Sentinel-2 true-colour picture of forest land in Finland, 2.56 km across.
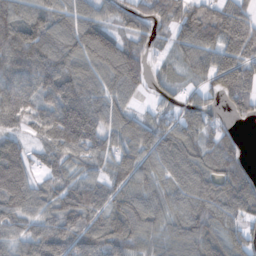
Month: November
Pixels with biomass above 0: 88%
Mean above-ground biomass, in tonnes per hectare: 93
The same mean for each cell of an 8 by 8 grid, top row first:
104 96 93 61 78 125 137 130
128 120 110 127 63 75 102 159
110 115 111 86 68 41 71 155
128 100 187 90 36 56 65 62
67 68 126 67 101 104 66 31
160 55 55 70 61 91 109 81
105 68 110 99 103 81 100 111
64 80 93 97 68 80 94 83
